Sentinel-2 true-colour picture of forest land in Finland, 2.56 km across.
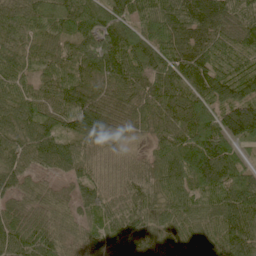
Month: June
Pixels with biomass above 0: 96%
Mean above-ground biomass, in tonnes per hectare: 79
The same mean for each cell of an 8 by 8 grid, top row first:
75 114 111 90 76 91 129 89
77 69 87 111 78 84 95 94
70 81 75 70 63 74 97 122
78 63 99 73 72 76 97 151
68 91 50 56 26 96 135 72
62 30 53 39 64 78 129 79
42 49 60 61 71 57 56 97
82 79 53 75 82 59 77 107
